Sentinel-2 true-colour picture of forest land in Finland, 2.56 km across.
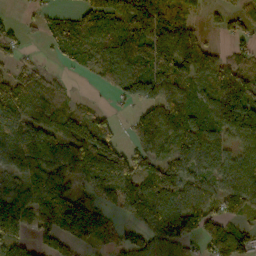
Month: October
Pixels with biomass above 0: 76%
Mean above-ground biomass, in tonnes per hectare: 87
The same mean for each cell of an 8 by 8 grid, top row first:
9 41 78 102 135 101 20 51
40 26 92 100 111 151 46 33
74 37 7 81 153 116 91 104
121 65 59 25 60 107 86 175
102 91 159 106 89 89 111 59
68 95 94 166 120 104 67 91
105 120 99 45 139 149 84 76
70 66 77 46 85 124 90 100
